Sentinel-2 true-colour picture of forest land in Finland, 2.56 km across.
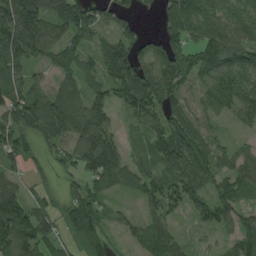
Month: August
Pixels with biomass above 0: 85%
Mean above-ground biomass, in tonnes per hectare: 76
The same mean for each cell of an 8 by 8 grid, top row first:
136 91 92 59 14 125 77 60
136 79 61 89 64 85 104 114
75 34 58 99 112 83 64 88
96 131 96 61 103 102 61 62
68 59 107 86 33 133 81 26
46 25 54 96 67 79 74 75
123 57 92 35 45 54 72 64
122 63 70 42 66 59 16 68
